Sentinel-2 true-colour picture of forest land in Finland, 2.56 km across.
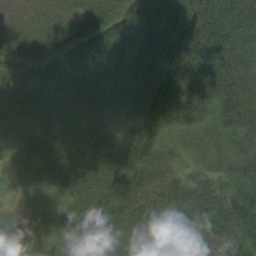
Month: August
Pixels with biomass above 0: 98%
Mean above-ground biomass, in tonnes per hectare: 68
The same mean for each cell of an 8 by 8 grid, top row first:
74 86 64 89 99 72 100 70
95 82 86 100 65 72 112 82
60 73 73 76 74 67 99 73
61 63 61 57 58 62 55 81
47 64 63 64 61 33 46 44
32 59 82 74 63 47 47 50
16 44 75 74 78 89 84 63
56 45 63 81 70 87 73 60
